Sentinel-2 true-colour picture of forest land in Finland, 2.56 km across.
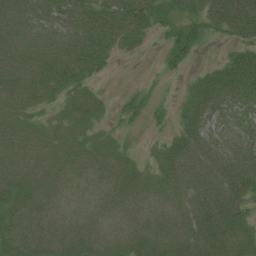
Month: July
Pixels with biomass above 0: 84%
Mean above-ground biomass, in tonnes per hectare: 31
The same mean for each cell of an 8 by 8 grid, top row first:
34 38 46 49 44 28 41 70
35 38 48 29 12 42 7 39
29 38 38 4 5 6 42 80
23 9 26 10 20 16 48 47
28 17 21 17 5 33 38 41
30 18 20 27 18 35 41 53
28 24 17 20 24 26 49 39
41 34 29 23 29 34 44 43
